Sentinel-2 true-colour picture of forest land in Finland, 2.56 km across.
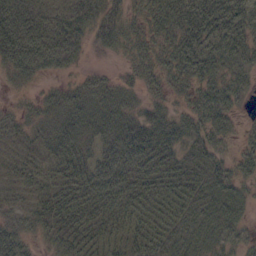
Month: October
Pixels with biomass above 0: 88%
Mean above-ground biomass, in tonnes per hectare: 33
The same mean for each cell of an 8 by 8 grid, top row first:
54 35 48 32 26 45 54 48
66 58 28 22 26 39 47 44
23 15 17 16 21 27 34 27
16 31 43 35 23 22 42 15
18 26 37 37 48 31 34 18
21 27 38 49 36 37 36 33
17 33 44 41 35 37 34 30
34 21 40 39 41 36 33 20
